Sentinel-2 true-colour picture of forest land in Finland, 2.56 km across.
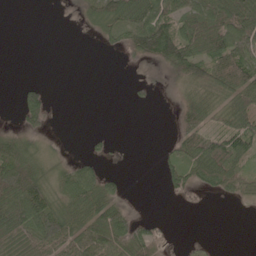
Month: May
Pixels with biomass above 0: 53%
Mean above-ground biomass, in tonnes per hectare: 42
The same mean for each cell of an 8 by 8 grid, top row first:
0 0 19 74 80 68 87 109
0 0 0 20 96 101 78 86
2 3 0 0 8 28 73 85
17 52 0 0 2 24 62 69
55 13 1 10 0 34 68 73
131 56 75 20 3 54 61 46
126 93 67 68 3 4 3 5
68 93 72 76 68 4 6 0
